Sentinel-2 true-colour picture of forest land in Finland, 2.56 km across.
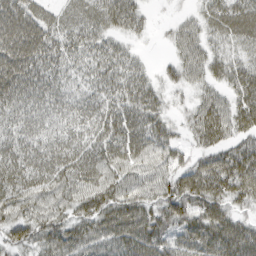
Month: March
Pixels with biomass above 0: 89%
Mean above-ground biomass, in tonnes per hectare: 50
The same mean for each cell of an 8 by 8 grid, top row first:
83 38 47 56 24 10 38 61
88 60 49 38 6 28 34 34
80 55 30 49 36 30 35 50
56 55 48 49 60 17 56 56
58 57 48 56 58 35 46 47
67 59 60 51 46 55 73 79
52 49 48 64 55 70 47 32
44 55 62 62 84 48 49 20
